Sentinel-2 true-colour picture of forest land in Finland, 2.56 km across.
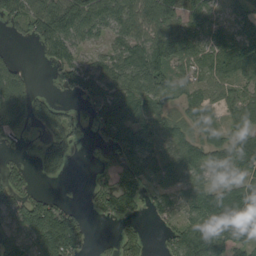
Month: September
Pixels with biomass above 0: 73%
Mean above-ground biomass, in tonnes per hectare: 63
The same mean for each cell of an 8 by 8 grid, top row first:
63 114 110 68 74 72 50 56
6 56 40 43 81 85 63 120
78 12 61 67 118 53 55 61
94 74 25 98 85 44 41 63
10 65 21 59 96 62 58 61
44 26 0 40 71 57 42 54
87 105 22 60 32 50 88 107
97 150 69 19 33 65 110 70
